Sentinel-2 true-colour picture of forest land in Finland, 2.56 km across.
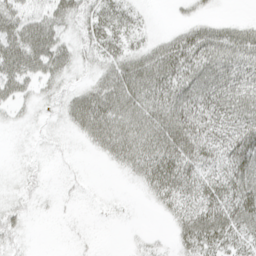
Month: April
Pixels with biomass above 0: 65%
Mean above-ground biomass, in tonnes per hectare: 25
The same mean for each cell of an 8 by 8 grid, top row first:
31 31 33 33 9 4 8 4
41 43 24 29 20 35 38 35
33 24 9 39 45 39 41 37
10 7 36 52 43 41 42 41
1 4 6 43 42 50 39 46
4 6 4 2 26 39 30 41
16 2 2 2 2 24 41 45
13 0 3 0 6 13 37 29
